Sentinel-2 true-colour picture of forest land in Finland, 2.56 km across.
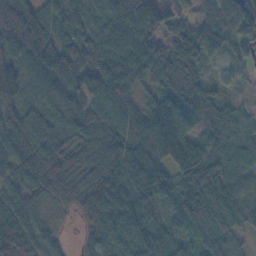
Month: November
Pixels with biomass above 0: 94%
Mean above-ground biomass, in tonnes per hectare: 75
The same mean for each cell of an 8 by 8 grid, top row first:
127 64 54 68 112 49 66 101
94 99 81 86 91 92 77 48
117 56 61 106 47 81 39 20
80 52 57 72 80 122 56 41
81 93 64 80 91 195 61 61
56 87 55 96 73 77 85 68
73 25 59 112 82 60 90 75
121 40 13 73 93 72 85 33
